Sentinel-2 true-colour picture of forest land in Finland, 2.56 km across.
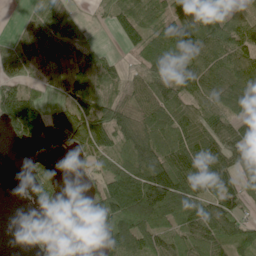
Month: June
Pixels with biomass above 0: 75%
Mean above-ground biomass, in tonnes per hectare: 78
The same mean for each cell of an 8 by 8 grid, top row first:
6 57 15 63 103 104 130 80
55 59 36 8 80 144 106 96
65 29 55 56 76 101 81 106
178 61 111 101 94 95 77 56
21 31 76 103 132 108 108 57
2 57 14 91 152 139 97 62
5 32 5 180 194 147 86 66
16 35 0 130 118 86 106 69
